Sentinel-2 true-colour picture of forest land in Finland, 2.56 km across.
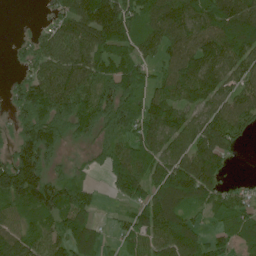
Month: June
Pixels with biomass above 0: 83%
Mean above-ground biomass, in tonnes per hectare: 93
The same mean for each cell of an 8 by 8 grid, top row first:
0 29 130 170 89 122 131 129
16 83 130 117 61 91 124 126
30 108 107 114 82 104 112 86
60 125 116 120 113 97 92 120
87 130 33 62 93 102 140 46
188 98 46 56 97 156 138 9
78 113 117 8 80 122 67 75
110 90 107 22 83 133 57 68
